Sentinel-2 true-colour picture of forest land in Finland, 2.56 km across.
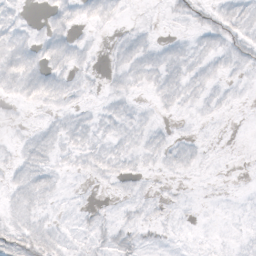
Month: October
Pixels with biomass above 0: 58%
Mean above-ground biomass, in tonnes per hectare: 5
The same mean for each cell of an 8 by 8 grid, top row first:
5 4 6 5 0 5 7 10
10 9 6 4 7 5 7 9
12 11 5 4 7 8 7 4
2 4 5 6 3 4 4 1
4 8 8 7 7 6 2 0
6 8 3 6 4 3 1 0
8 5 4 3 5 3 1 2
14 11 5 9 6 3 2 3
